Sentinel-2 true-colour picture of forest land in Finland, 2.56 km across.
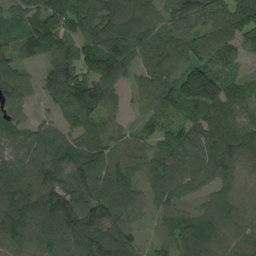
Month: August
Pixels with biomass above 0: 92%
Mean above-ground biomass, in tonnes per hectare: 90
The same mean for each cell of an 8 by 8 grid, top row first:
55 96 103 116 112 81 78 101
71 103 98 124 102 94 114 101
96 80 114 118 66 105 176 52
57 27 83 67 39 73 106 84
76 123 79 73 53 100 114 110
113 109 93 87 52 92 69 68
150 133 134 105 57 72 55 62
107 102 100 132 41 92 86 62
